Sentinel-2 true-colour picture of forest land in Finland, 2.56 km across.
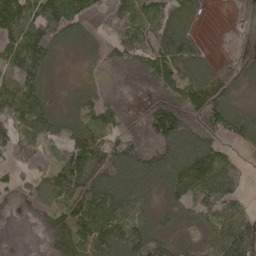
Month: April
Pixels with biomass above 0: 82%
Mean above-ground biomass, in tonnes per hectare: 86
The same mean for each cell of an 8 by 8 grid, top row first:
141 118 99 39 83 115 9 17
114 112 36 59 107 163 21 20
83 58 17 57 96 111 95 82
108 98 68 88 74 141 131 53
85 53 98 73 131 125 97 39
42 53 150 132 101 114 120 48
86 70 106 159 55 55 78 50
9 109 123 127 106 42 57 197
